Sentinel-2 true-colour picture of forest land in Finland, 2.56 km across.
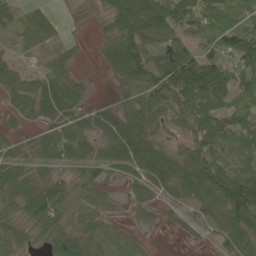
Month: June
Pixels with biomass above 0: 83%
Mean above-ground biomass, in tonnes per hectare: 60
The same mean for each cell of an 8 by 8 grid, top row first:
38 29 14 81 147 91 82 72
22 27 10 59 79 72 48 103
48 54 26 23 80 127 137 68
36 58 48 42 84 67 76 68
37 61 61 67 69 27 80 59
70 47 41 31 59 85 104 81
60 126 46 29 34 26 67 110
46 59 75 33 17 4 17 70
